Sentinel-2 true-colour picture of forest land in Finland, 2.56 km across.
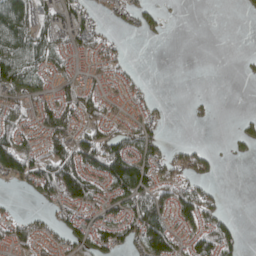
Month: April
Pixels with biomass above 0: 58%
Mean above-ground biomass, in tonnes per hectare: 49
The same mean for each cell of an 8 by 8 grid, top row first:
142 48 53 19 45 2 0 4
111 73 45 29 0 0 0 0
104 41 44 34 10 0 0 4
53 72 79 30 29 0 8 4
90 63 70 78 82 15 11 25
73 99 136 134 104 53 43 0
8 25 65 50 112 99 71 0
55 31 74 74 118 65 92 42
